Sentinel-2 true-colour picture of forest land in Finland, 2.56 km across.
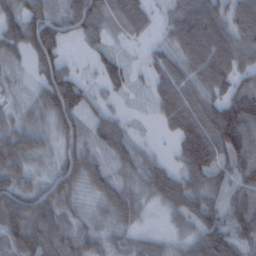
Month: February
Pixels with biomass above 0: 90%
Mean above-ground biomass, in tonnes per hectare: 69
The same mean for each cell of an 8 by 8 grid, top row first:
82 91 118 56 58 69 115 97
64 125 20 29 19 69 125 87
21 86 42 53 23 78 96 59
29 90 82 36 10 99 81 117
97 37 76 91 23 48 114 118
75 45 85 60 70 70 84 64
100 90 33 67 28 58 75 70
79 80 62 40 37 26 96 83
